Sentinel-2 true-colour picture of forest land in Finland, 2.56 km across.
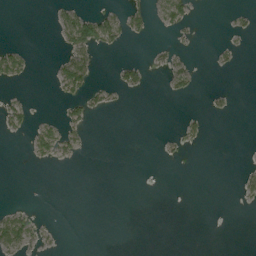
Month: August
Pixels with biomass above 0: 13%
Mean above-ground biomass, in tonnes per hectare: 9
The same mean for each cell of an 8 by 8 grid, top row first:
0 3 41 26 22 38 0 8
19 0 40 16 1 7 1 7
20 4 52 11 15 24 0 0
27 1 25 8 0 1 10 0
0 37 14 0 0 8 4 0
0 0 0 0 0 0 0 10
10 0 0 0 0 0 0 4
42 5 0 0 0 0 0 0
